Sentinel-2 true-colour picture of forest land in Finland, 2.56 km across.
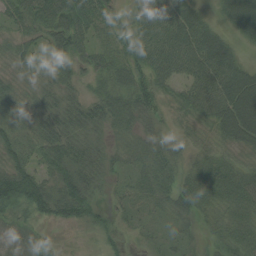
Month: August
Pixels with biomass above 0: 91%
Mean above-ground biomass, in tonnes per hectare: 44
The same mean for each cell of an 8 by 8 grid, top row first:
48 78 83 33 56 66 23 80
36 50 53 37 59 74 75 25
30 40 31 51 46 43 64 72
38 41 39 54 38 26 50 90
51 43 39 25 33 19 32 46
80 38 50 21 39 35 54 48
59 63 62 20 27 42 35 49
11 11 12 30 17 22 24 48
